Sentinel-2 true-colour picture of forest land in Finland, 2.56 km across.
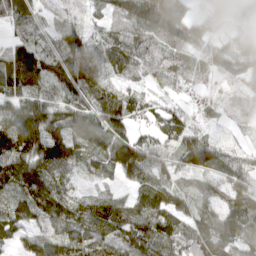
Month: April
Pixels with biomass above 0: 91%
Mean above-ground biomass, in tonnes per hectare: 88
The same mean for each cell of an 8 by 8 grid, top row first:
101 35 45 51 133 178 101 90
108 66 150 77 59 93 98 119
132 116 156 59 43 65 45 89
89 109 106 125 75 61 33 41
133 143 96 128 85 79 98 20
131 91 35 56 85 70 74 91
75 96 70 70 84 84 64 120
55 69 104 98 121 93 85 94
